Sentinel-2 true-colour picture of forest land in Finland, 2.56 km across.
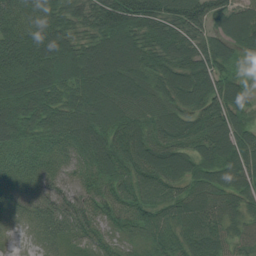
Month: August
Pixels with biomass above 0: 97%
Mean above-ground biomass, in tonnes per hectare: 73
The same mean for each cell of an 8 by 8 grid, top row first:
87 90 62 110 106 88 92 63
118 130 75 103 85 77 66 48
127 106 91 107 94 90 85 49
102 88 88 89 72 73 84 61
64 48 72 95 84 72 76 84
42 50 45 66 73 72 75 73
33 54 69 49 66 60 68 46
5 32 38 34 39 51 73 39
